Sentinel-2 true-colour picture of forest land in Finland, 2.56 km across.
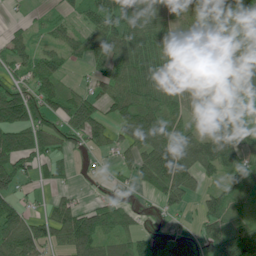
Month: July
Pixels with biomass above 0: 76%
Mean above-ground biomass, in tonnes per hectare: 61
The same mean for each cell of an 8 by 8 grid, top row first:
4 12 32 97 93 54 47 76
36 25 38 73 98 65 48 40
30 68 9 64 103 75 80 82
118 78 93 50 81 53 64 40
108 72 31 39 85 95 91 68
74 31 8 14 58 117 44 49
59 25 53 70 12 34 67 36
103 64 123 52 58 72 72 118
